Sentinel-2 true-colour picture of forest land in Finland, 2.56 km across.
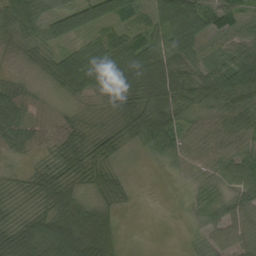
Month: September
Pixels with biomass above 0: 91%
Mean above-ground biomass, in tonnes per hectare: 49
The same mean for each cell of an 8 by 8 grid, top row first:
91 61 80 72 40 90 60 42
23 40 41 63 72 59 22 55
23 28 68 74 51 46 53 98
72 22 19 34 77 51 45 73
45 32 56 44 53 71 54 62
21 47 45 38 3 21 36 73
30 48 65 32 1 8 46 61
73 99 83 52 3 7 38 49
